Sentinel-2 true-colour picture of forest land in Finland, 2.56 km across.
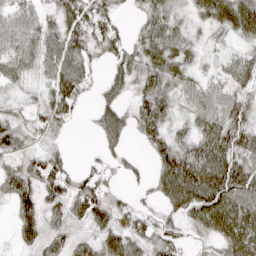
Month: April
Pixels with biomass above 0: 83%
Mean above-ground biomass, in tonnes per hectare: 54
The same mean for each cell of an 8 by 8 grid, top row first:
55 36 71 34 43 36 44 88
53 61 63 44 46 56 24 33
29 50 71 45 54 47 35 56
30 61 19 60 66 32 66 64
55 31 0 38 31 58 77 92
59 79 43 27 19 105 108 93
58 53 77 68 26 63 117 101
30 63 41 64 53 36 32 102
